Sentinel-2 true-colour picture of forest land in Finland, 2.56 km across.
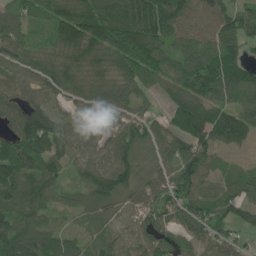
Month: June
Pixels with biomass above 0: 92%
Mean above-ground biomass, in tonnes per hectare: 106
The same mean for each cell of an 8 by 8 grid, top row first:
98 94 146 152 150 139 115 116
100 78 133 151 166 86 114 89
76 98 119 123 107 114 157 131
116 115 65 90 60 118 145 110
146 162 101 102 101 92 115 63
137 122 60 123 84 118 95 82
114 77 61 77 80 112 133 107
129 94 71 75 64 59 77 54
